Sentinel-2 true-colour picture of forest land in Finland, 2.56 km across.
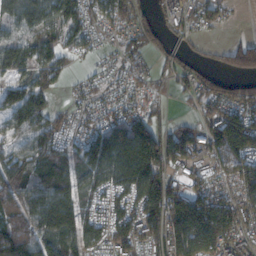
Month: November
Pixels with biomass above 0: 81%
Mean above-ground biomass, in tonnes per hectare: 99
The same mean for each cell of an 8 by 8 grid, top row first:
106 114 94 86 38 101 84 5
119 82 40 33 52 66 16 99
45 56 26 36 40 55 62 59
73 73 45 69 70 14 75 130
61 99 94 191 203 116 152 180
136 115 93 154 193 90 88 139
97 196 111 109 145 156 160 128
132 141 121 127 110 154 148 127
